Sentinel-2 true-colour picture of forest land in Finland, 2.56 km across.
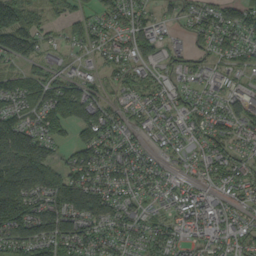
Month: September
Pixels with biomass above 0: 84%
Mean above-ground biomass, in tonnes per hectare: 72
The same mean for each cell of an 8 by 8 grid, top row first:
95 30 45 65 52 30 61 82
112 36 36 53 85 43 56 62
66 68 69 31 47 49 54 36
77 118 147 69 51 57 55 80
155 86 79 85 42 54 70 50
161 102 97 82 68 38 55 75
135 93 103 90 50 69 79 39
108 111 90 68 62 53 59 68
